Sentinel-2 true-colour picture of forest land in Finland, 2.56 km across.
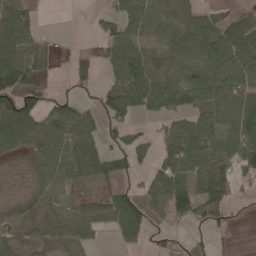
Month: May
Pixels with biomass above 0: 67%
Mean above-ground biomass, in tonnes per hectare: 59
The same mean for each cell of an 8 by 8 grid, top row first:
91 0 0 44 68 48 45 53
97 39 9 51 43 62 79 98
99 20 24 36 94 84 90 82
164 55 55 85 62 96 72 119
69 56 87 32 37 80 65 101
10 76 56 60 24 95 132 59
30 45 44 84 65 81 112 12
35 39 49 12 30 14 30 5
